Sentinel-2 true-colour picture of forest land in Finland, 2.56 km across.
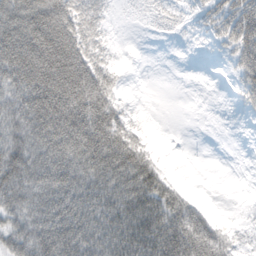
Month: October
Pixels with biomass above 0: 69%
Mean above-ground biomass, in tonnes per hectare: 66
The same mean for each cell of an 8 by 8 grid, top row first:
103 119 77 11 7 12 35 87
131 143 98 16 0 1 8 72
104 145 128 46 0 0 0 36
77 135 135 74 5 0 0 10
73 106 132 121 39 0 0 0
92 105 108 113 104 10 0 0
65 94 118 113 120 90 15 2
65 108 125 118 132 125 98 18
